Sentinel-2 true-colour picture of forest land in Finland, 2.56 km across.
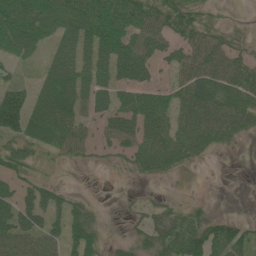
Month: June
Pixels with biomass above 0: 67%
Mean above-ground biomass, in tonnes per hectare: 50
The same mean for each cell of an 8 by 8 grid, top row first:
100 81 80 94 70 61 19 5
55 31 63 86 68 45 84 34
28 57 61 56 45 35 87 84
100 83 47 52 79 59 88 93
46 42 42 39 73 76 57 17
36 12 0 3 26 16 0 0
66 58 41 0 22 31 12 1
78 57 69 11 44 74 76 57
